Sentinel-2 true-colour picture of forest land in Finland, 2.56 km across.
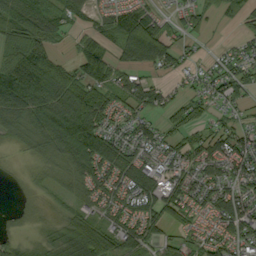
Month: September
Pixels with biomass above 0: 77%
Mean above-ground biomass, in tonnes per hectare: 64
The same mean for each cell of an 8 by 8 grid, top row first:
116 74 45 65 87 28 47 35
103 54 51 50 151 49 8 38
133 126 83 66 42 17 46 60
107 119 132 64 54 48 34 26
21 70 136 86 74 49 68 73
4 20 70 78 101 66 69 76
7 12 37 59 78 63 54 92
25 43 130 75 63 34 49 75
